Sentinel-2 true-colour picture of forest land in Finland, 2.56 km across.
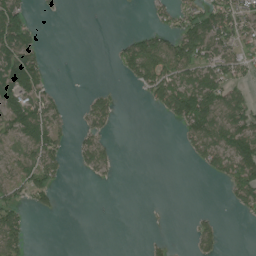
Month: July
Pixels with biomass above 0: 41%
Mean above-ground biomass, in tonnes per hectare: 45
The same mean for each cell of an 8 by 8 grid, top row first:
98 5 0 0 3 53 96 83
132 9 0 15 104 106 106 58
131 37 0 2 98 88 90 47
97 76 20 41 4 115 143 92
52 88 33 21 0 9 107 97
58 78 8 12 0 0 22 101
61 29 0 0 0 0 3 38
91 0 0 0 7 3 41 0
